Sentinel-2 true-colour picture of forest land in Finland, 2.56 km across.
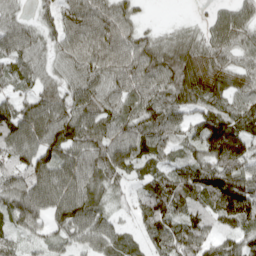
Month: April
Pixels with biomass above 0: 90%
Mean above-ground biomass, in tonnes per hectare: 80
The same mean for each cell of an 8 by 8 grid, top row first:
46 35 93 86 16 4 27 67
84 45 89 92 74 85 68 66
47 47 76 70 89 123 106 62
77 97 91 72 79 71 90 78
107 127 106 103 84 61 168 164
83 98 88 66 45 102 107 126
84 83 103 32 89 95 80 112
42 45 58 68 51 124 84 87
